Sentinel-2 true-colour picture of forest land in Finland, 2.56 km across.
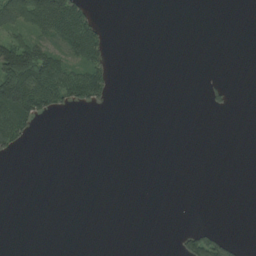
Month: August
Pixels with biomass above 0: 18%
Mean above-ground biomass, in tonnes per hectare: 21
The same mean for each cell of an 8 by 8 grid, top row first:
97 140 84 0 0 0 0 0
119 59 100 16 0 0 0 0
147 110 96 30 0 0 4 0
153 48 9 3 0 0 8 0
44 0 0 0 0 0 0 0
0 0 0 0 0 0 0 0
0 0 0 0 0 0 0 0
0 0 0 0 0 9 62 7
